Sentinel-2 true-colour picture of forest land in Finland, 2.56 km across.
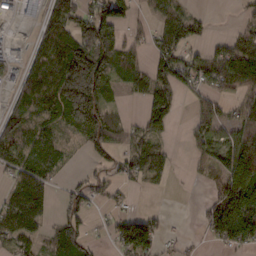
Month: February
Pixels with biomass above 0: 62%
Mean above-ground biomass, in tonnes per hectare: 69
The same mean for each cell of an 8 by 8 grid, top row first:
24 94 123 123 22 68 22 20
6 85 159 96 34 102 40 92
34 106 262 72 69 91 80 113
66 83 177 50 71 55 66 46
90 107 29 61 69 10 78 122
70 62 21 35 57 9 33 120
90 45 52 24 7 0 47 140
67 40 77 34 107 18 26 90
